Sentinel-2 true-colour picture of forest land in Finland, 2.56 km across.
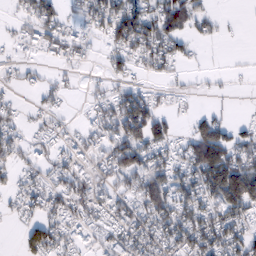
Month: February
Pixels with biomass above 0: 61%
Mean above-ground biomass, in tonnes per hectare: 51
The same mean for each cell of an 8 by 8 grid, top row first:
22 71 40 97 87 83 34 3
18 56 37 50 75 50 7 1
20 21 9 34 18 16 9 4
21 27 10 73 109 19 24 3
43 34 47 86 92 39 123 54
28 36 63 68 86 70 104 114
19 57 63 72 71 85 69 71
8 85 43 69 65 68 89 74
